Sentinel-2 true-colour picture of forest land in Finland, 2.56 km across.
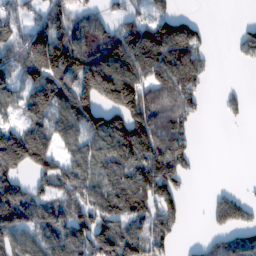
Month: February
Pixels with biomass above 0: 67%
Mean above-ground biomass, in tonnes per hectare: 99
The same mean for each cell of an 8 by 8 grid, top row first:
83 110 86 51 68 90 3 3
110 217 123 120 175 166 44 63
73 154 152 209 132 152 39 2
44 116 160 130 163 135 9 31
131 114 94 141 174 132 0 0
92 112 121 124 154 145 0 1
145 96 146 116 112 91 35 86
104 101 125 167 115 44 37 81
